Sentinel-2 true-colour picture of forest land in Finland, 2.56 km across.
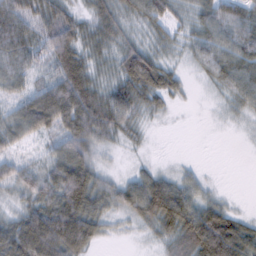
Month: February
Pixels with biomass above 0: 85%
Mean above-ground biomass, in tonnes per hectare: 54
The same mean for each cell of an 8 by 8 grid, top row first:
71 54 28 49 54 32 58 65
73 66 58 38 43 26 65 78
49 55 93 40 77 31 27 64
53 123 111 82 37 7 6 26
35 28 96 25 12 0 0 2
54 67 101 22 40 28 10 0
27 87 103 45 85 102 58 9
112 149 109 11 13 52 121 92
